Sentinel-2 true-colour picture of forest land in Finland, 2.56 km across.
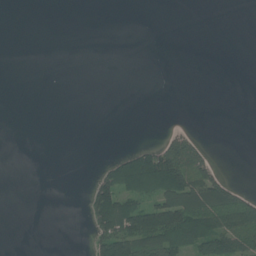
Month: July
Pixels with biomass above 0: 21%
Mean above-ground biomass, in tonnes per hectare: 29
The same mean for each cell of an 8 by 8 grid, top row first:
0 0 0 0 0 0 0 0
0 0 0 0 0 0 0 0
0 0 0 0 0 0 0 0
0 0 0 0 0 0 0 0
0 0 0 0 14 75 13 0
0 0 0 82 173 165 76 1
0 0 3 132 97 138 129 124
0 0 0 117 142 122 134 105
